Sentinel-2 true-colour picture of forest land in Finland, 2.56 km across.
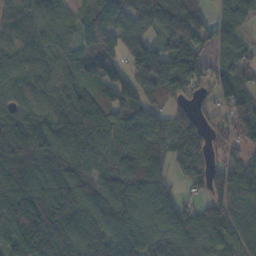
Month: November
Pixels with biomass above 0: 89%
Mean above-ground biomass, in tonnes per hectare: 91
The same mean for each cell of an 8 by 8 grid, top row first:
64 95 50 98 77 131 61 86
71 96 68 81 74 100 71 62
91 72 80 109 100 132 58 83
78 57 118 113 102 53 35 91
135 122 80 80 100 110 59 57
120 104 93 102 114 56 81 106
111 126 115 125 96 86 88 76
93 125 109 108 103 112 99 72
